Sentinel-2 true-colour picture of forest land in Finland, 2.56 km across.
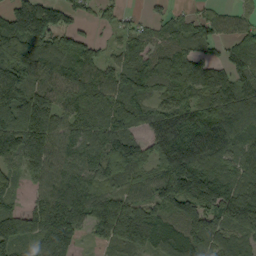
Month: September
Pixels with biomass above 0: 88%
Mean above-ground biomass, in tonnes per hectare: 102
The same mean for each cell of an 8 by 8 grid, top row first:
149 144 45 39 26 49 58 44
178 110 87 36 68 72 28 78
123 106 109 86 100 108 103 83
160 168 103 108 66 97 103 125
145 163 100 120 85 135 124 86
53 107 92 93 69 183 127 84
62 162 108 129 109 115 145 149
118 105 35 89 154 137 104 75
